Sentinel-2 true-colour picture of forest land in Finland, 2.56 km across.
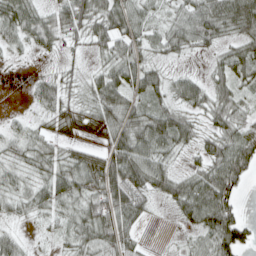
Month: April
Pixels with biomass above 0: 81%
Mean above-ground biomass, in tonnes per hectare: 44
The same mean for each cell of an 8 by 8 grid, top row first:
69 37 69 69 39 30 68 85
24 28 19 48 43 38 30 46
2 30 22 56 33 28 33 48
5 36 38 58 45 45 44 43
32 34 25 51 60 49 33 67
33 44 61 86 68 37 64 64
26 39 53 89 35 34 94 35
36 12 41 63 12 4 49 75
